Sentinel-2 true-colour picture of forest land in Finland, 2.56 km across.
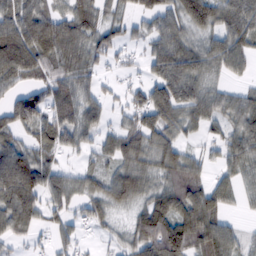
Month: February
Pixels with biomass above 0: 79%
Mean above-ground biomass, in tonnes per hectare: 73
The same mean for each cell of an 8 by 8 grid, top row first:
88 83 101 41 56 70 90 130
131 104 82 62 39 78 68 85
70 67 72 18 47 112 56 28
93 83 85 30 101 88 67 79
63 69 48 61 78 65 35 75
182 86 50 65 70 80 43 57
108 59 35 54 56 101 104 21
34 26 37 25 113 151 137 55
